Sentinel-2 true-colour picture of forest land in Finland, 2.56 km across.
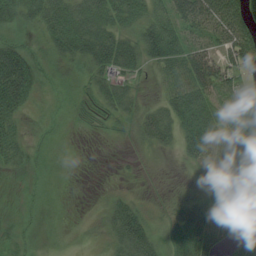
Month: August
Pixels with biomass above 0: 79%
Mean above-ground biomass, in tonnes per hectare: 38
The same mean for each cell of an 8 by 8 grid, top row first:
37 66 68 59 48 51 65 89
37 26 51 69 57 55 37 99
103 9 13 52 12 50 68 41
46 10 10 28 33 65 61 50
39 13 1 2 17 37 74 71
10 9 1 1 2 1 34 80
7 6 1 30 14 21 39 69
17 4 5 26 56 49 89 57
